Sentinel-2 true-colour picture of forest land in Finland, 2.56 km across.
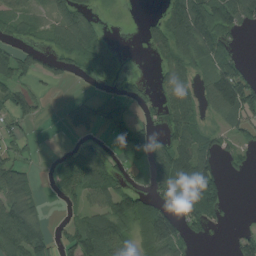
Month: August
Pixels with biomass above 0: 60%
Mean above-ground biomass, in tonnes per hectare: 61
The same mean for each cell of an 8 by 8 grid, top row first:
64 41 77 4 8 115 135 93
47 30 94 38 19 101 113 16
65 33 5 37 13 87 71 105
63 12 58 68 17 98 39 106
35 1 22 28 67 97 68 40
77 14 105 78 29 129 96 10
80 11 35 108 79 60 120 0
117 63 118 123 62 94 13 38
